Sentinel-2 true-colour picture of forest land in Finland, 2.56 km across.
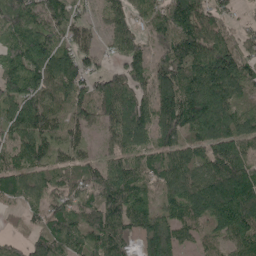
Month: May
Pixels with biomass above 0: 90%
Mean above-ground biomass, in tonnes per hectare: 112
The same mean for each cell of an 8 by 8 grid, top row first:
184 126 71 80 82 155 93 26
169 152 81 55 65 147 140 85
159 122 103 104 91 144 162 144
147 128 103 114 119 165 196 101
114 118 73 67 80 102 136 119
108 83 81 153 93 130 124 163
44 104 89 146 92 90 142 173
28 119 92 156 105 101 42 121
